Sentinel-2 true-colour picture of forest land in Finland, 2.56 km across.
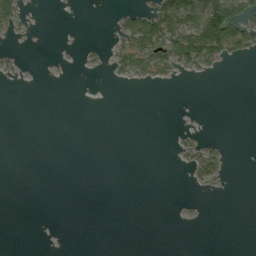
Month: August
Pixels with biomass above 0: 15%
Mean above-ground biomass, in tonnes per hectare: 14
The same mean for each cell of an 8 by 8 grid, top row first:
41 0 0 7 58 107 125 81
5 0 5 15 79 84 113 62
3 0 0 7 16 9 3 0
0 0 0 0 0 0 0 0
0 0 0 0 0 8 16 0
0 0 0 0 0 0 28 0
0 0 0 0 0 0 0 0
0 0 0 0 0 0 0 0
